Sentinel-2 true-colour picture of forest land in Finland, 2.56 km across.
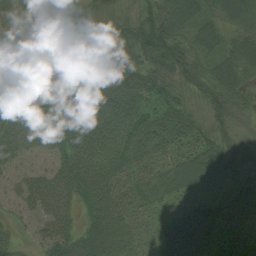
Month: August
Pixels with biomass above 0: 97%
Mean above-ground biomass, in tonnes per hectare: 70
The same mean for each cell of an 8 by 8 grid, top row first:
89 92 65 53 63 115 55 66
70 86 109 107 93 81 66 65
77 62 77 97 78 65 71 64
76 107 87 87 74 73 52 48
70 67 83 76 65 68 67 48
33 51 83 58 40 63 69 69
26 53 38 70 41 35 83 87
35 49 64 76 35 100 111 79
